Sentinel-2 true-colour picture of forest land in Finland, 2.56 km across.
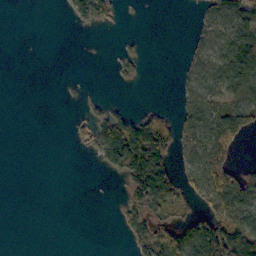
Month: October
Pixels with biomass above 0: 36%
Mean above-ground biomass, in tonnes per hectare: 39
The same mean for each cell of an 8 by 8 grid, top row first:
0 0 37 36 0 0 39 107
0 0 0 1 8 1 43 123
0 0 0 6 9 15 60 100
0 0 11 34 30 32 71 96
0 0 22 119 143 63 72 38
0 0 0 15 142 58 129 63
0 0 0 1 87 43 60 96
0 0 0 0 58 125 171 135
